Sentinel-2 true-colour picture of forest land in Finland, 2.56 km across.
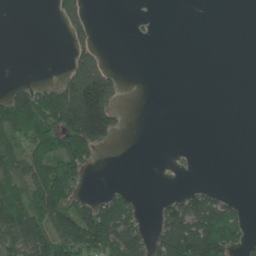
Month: June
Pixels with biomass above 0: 36%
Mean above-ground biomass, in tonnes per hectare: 50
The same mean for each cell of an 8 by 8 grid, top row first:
0 2 36 0 3 0 0 0
0 0 37 1 0 0 0 0
7 13 114 66 0 0 0 0
156 146 180 81 0 0 0 0
83 158 171 26 0 0 0 0
74 174 59 0 0 3 0 0
133 157 82 102 13 61 106 31
88 129 143 118 68 133 178 55
